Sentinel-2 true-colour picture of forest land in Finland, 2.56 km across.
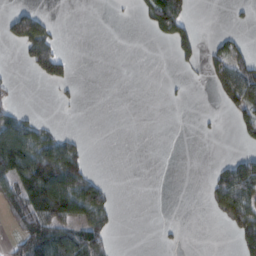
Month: February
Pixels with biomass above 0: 28%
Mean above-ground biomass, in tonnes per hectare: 35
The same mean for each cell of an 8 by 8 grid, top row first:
61 19 0 1 28 114 0 6
16 81 0 0 0 45 16 23
8 57 8 0 0 4 17 94
39 0 2 0 0 0 2 45
139 80 29 0 0 0 0 12
98 155 98 2 0 0 11 121
66 126 99 38 0 0 9 80
36 124 111 38 0 5 0 42
